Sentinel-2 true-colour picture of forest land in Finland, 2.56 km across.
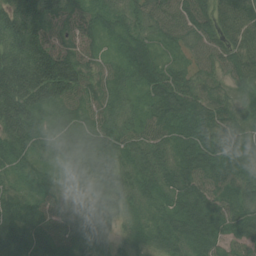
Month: July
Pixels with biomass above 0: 99%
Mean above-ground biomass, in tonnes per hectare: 60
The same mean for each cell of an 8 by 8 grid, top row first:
81 70 65 53 57 72 61 77
75 73 54 20 58 38 58 69
105 124 81 45 66 70 46 61
92 46 47 46 39 85 84 54
58 36 51 60 56 62 86 75
25 31 49 59 49 67 69 64
47 51 56 48 34 59 75 62
66 66 67 32 27 61 71 59
